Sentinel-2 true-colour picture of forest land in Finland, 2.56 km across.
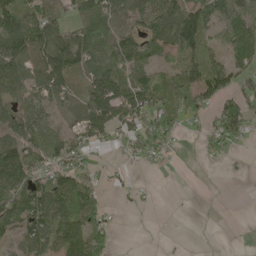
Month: May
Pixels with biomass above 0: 67%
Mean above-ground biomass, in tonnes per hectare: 66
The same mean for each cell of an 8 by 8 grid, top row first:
96 96 88 83 72 100 74 50
129 131 137 73 84 108 66 88
94 104 29 90 87 54 129 73
73 44 44 104 101 57 53 103
105 87 50 25 62 17 36 34
124 81 67 6 4 0 0 5
134 145 142 15 8 2 0 0
49 103 140 31 0 5 4 3
